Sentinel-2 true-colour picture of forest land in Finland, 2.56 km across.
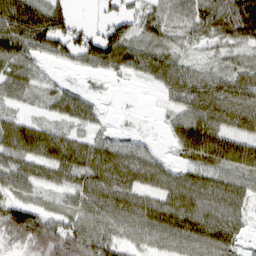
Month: March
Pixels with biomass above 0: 80%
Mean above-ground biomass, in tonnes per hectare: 55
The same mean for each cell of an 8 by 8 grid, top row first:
119 106 9 38 50 50 77 107
84 53 68 103 49 27 18 35
66 13 6 11 26 66 50 50
22 18 49 3 1 42 92 78
87 69 46 35 16 45 113 72
75 46 52 71 58 44 51 53
77 23 60 72 64 83 68 42
50 109 101 59 44 65 83 30
